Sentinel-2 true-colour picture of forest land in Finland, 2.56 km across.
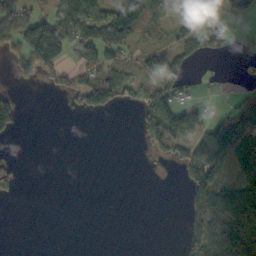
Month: October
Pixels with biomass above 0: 42%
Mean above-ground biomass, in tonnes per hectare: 52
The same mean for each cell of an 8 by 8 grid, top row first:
95 85 227 164 141 30 48 94
57 167 109 156 53 86 74 21
18 38 68 100 59 100 12 22
57 0 34 27 74 104 23 77
2 0 0 0 21 78 120 99
30 0 0 0 1 8 123 65
0 0 0 0 0 0 85 89
0 0 0 0 0 2 102 82
